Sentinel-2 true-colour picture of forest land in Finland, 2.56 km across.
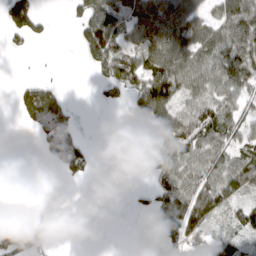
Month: March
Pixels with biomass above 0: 54%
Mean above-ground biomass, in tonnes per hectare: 55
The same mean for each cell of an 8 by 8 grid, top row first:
97 12 45 121 109 102 42 85
16 1 31 110 94 85 73 91
8 18 0 70 107 125 82 85
18 113 10 2 71 93 89 57
0 68 59 0 37 83 78 59
0 7 29 0 18 89 80 83
84 6 1 0 21 118 106 52
122 24 8 0 21 87 52 60
